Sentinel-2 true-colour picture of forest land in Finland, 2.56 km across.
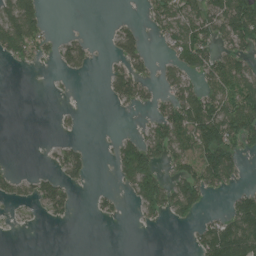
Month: July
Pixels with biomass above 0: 41%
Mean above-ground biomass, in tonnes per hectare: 42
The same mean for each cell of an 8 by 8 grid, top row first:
108 17 0 4 15 81 83 135
74 23 40 23 34 69 68 62
0 2 3 42 39 47 61 82
0 0 8 4 10 82 123 110
0 5 13 15 80 84 130 65
20 28 28 14 113 50 98 25
13 44 4 16 50 73 16 77
1 0 0 0 0 0 79 116
